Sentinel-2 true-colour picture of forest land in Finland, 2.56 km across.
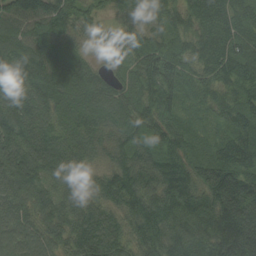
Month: August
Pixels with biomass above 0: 99%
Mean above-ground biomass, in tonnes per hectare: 88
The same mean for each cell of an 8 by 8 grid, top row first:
102 114 70 37 54 67 85 83
101 87 36 67 79 71 87 98
101 97 98 52 107 87 63 100
111 87 107 94 93 79 41 82
113 101 89 62 81 86 45 83
133 80 36 75 91 125 96 99
91 85 79 65 99 114 104 130
97 82 96 85 86 102 111 173
